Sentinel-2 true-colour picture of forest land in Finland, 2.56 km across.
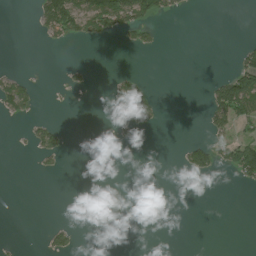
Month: July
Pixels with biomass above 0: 15%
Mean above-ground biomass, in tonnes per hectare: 22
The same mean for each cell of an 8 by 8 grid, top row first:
0 105 118 142 73 16 0 0
0 9 2 0 27 0 0 21
37 1 9 15 25 0 12 111
39 1 0 18 70 0 52 97
1 49 0 5 1 2 54 84
0 5 0 0 0 3 25 45
0 0 0 72 0 0 0 0
3 25 7 1 0 0 0 0
